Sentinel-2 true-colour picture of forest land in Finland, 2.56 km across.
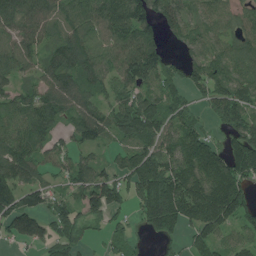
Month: July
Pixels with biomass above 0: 83%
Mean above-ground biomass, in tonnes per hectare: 115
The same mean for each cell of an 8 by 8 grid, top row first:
124 92 118 138 150 122 95 82
99 74 129 111 154 36 104 101
75 90 97 98 127 80 146 134
107 115 91 110 194 96 65 170
127 86 80 57 130 143 127 148
125 62 97 108 196 202 177 166
166 100 114 121 130 229 227 181
63 78 76 59 24 46 118 75
